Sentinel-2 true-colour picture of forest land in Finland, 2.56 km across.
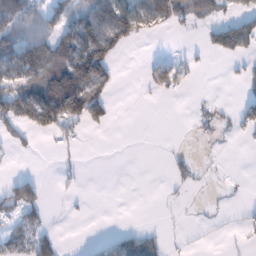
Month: January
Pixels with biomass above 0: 34%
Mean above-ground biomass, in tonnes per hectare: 41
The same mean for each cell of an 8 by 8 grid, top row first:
88 75 64 144 86 80 52 60
138 91 157 110 1 2 32 80
86 113 168 60 19 55 0 11
145 177 139 29 0 0 15 35
34 4 16 0 0 1 6 3
26 1 9 0 0 26 3 1
66 13 2 0 0 1 2 6
39 12 1 24 31 2 2 5
